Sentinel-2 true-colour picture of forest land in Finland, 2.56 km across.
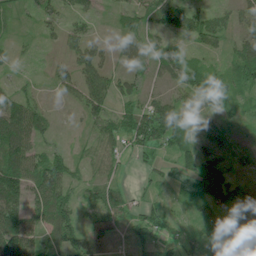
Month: July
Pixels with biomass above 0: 77%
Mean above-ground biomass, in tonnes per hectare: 46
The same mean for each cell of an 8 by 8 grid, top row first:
25 30 31 16 45 68 40 42
14 8 46 17 48 43 41 45
16 15 55 46 32 53 58 54
86 30 24 41 68 74 28 36
102 25 14 50 65 74 27 10
105 95 28 25 15 35 81 20
99 87 48 60 38 21 61 50
118 50 65 31 44 45 37 51
